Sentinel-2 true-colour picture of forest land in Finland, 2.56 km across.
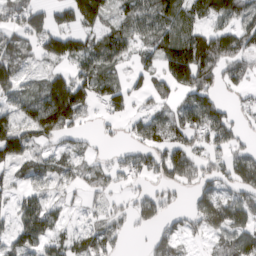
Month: March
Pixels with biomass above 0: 72%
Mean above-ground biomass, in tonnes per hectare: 64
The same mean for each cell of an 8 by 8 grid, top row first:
51 52 116 59 84 99 95 102
67 67 63 89 33 117 124 75
85 73 84 66 20 105 74 47
60 167 83 40 32 65 116 24
120 53 25 10 61 68 66 38
38 46 40 45 49 76 49 87
41 50 17 35 55 30 94 83
59 51 51 52 12 59 35 76
